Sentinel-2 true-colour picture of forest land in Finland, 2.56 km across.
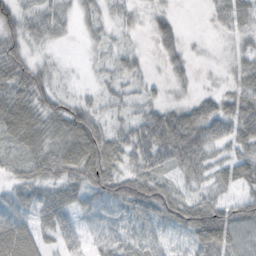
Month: October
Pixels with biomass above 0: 80%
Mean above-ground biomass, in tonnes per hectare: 36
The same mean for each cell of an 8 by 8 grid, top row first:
43 31 22 16 12 14 8 27
41 14 7 20 7 25 5 18
46 29 6 18 19 17 4 26
61 45 50 17 28 40 53 55
35 45 79 52 86 97 67 43
21 40 56 50 56 30 31 40
31 40 31 31 49 43 57 43
73 21 33 35 30 15 78 41
